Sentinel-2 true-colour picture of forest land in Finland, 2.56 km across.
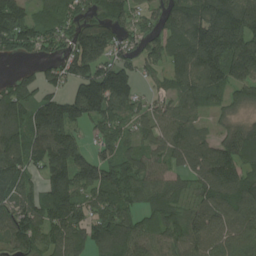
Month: July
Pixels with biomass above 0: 86%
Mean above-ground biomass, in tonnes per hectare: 129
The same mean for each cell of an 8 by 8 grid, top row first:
155 80 94 137 75 142 198 201
101 82 189 147 100 116 230 193
76 87 148 212 57 88 165 133
155 217 167 154 90 113 68 54
157 177 120 95 85 142 101 131
139 118 174 136 116 73 157 136
135 156 133 131 84 82 136 128
125 103 114 188 114 95 128 120
